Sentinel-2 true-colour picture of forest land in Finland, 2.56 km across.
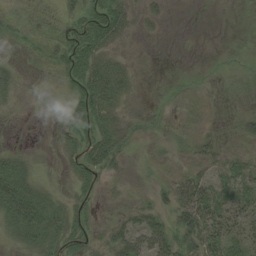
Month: August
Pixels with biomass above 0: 51%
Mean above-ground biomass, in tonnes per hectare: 17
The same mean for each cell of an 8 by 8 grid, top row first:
3 8 33 45 11 0 0 0
4 14 48 21 2 0 0 1
11 2 36 49 5 3 1 6
1 1 26 27 15 4 3 9
4 2 25 35 4 7 18 7
45 4 20 9 2 15 21 35
47 35 13 4 18 31 39 29
20 32 20 24 43 37 34 30
